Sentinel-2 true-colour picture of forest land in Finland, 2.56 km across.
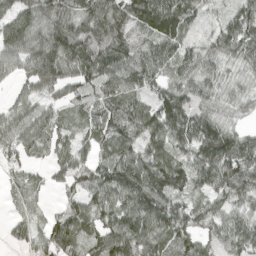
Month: April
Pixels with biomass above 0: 89%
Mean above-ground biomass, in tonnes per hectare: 72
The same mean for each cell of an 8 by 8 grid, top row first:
89 80 83 123 118 104 23 73
88 100 122 119 56 71 43 82
42 96 84 74 74 60 58 24
63 57 33 66 72 102 53 28
80 64 41 63 63 78 118 83
32 29 63 104 109 95 88 102
41 21 62 88 102 71 52 56
33 78 64 100 100 74 50 72
